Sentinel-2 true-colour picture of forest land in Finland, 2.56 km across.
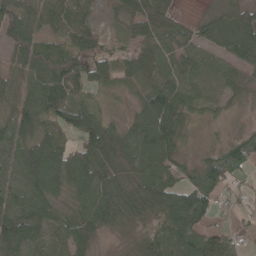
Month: May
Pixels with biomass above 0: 88%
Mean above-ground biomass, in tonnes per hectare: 64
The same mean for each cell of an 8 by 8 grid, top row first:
84 45 44 17 58 29 39 83
68 52 80 27 50 50 50 92
52 96 92 54 49 42 71 41
75 90 84 20 79 101 32 12
65 94 75 83 89 59 14 52
54 133 106 85 85 46 74 26
83 70 74 88 98 112 75 24
102 44 88 9 49 71 73 37
